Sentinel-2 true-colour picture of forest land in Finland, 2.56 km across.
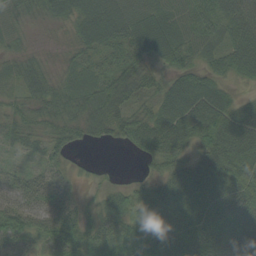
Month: September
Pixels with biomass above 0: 90%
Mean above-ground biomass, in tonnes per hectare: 50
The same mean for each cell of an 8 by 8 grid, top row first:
38 42 63 83 74 53 56 65
30 15 37 36 59 81 41 65
32 44 45 48 49 42 52 26
34 43 50 82 41 62 78 55
26 39 24 24 54 64 77 71
24 25 7 6 17 61 63 79
47 41 30 49 64 86 73 59
51 47 79 74 82 70 40 45
